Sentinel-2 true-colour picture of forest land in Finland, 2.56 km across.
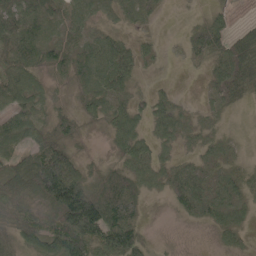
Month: May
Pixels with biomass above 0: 85%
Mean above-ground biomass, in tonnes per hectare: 42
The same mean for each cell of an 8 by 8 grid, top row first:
72 50 34 20 27 1 18 3
54 41 39 64 17 4 54 45
59 20 34 81 8 3 24 56
50 27 27 47 31 36 18 10
45 67 15 25 40 28 26 13
67 149 53 51 46 41 40 30
59 72 179 91 25 25 48 36
34 66 101 96 31 5 3 23
